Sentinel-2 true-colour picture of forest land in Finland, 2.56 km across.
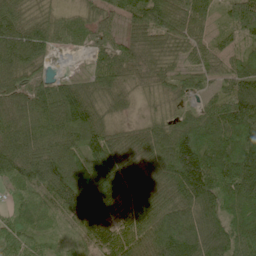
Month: June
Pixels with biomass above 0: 96%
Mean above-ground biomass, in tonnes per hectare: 103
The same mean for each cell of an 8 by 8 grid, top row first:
96 51 43 62 111 128 61 112
165 84 32 56 67 67 57 43
112 56 44 85 58 66 43 103
121 133 133 45 26 52 78 126
149 134 109 116 117 182 159 150
104 138 156 153 145 166 203 173
71 70 110 98 135 132 127 133
116 60 41 80 122 163 136 119
